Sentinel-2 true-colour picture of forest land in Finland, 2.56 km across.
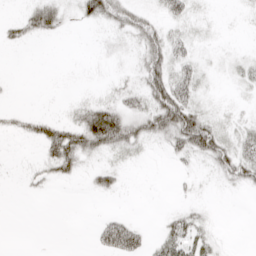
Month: April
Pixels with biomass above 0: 50%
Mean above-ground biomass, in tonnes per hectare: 19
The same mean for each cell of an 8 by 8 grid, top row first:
11 37 20 36 25 25 6 3
9 0 0 7 33 24 8 5
1 0 2 7 38 46 11 15
11 6 25 48 42 78 20 9
1 50 63 52 20 36 62 31
2 18 16 23 1 5 7 40
0 0 0 2 0 8 6 0
0 0 0 64 28 48 23 0
